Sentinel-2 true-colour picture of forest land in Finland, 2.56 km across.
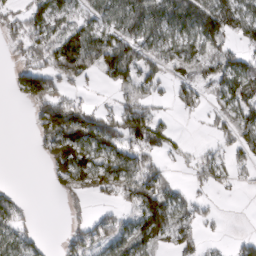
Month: March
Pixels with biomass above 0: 59%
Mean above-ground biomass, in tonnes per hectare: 64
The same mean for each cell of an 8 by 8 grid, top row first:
43 91 46 74 107 112 119 107
31 80 168 133 71 71 61 49
45 110 49 66 56 40 53 98
0 124 102 63 89 28 34 98
0 93 128 87 99 32 11 72
0 27 95 93 98 11 45 21
57 0 20 26 133 82 19 0
69 9 57 75 87 74 14 31
